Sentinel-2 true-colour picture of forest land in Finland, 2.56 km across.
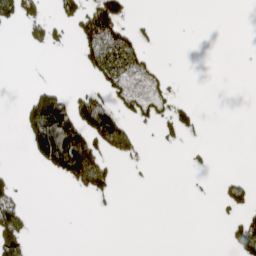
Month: May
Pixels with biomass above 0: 22%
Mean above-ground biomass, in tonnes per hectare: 34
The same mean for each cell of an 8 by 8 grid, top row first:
62 31 75 130 4 0 0 0
0 31 47 126 39 0 0 0
0 4 2 76 43 5 0 0
6 179 112 78 49 53 1 0
0 158 153 120 11 11 6 0
19 18 132 66 2 0 5 17
77 0 0 7 0 0 0 50
96 0 0 0 0 0 0 76
